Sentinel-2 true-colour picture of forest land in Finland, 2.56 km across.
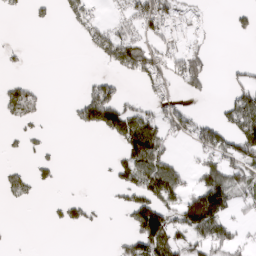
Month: March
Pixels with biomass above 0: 36%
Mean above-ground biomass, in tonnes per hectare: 52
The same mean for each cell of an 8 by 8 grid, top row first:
9 15 63 25 106 67 16 22
16 0 9 123 116 73 28 0
35 1 8 36 65 68 61 40
88 14 57 119 60 82 6 111
10 12 0 15 152 27 86 96
44 22 0 31 115 71 112 75
7 8 41 11 128 100 221 36
1 0 0 13 137 95 108 44
